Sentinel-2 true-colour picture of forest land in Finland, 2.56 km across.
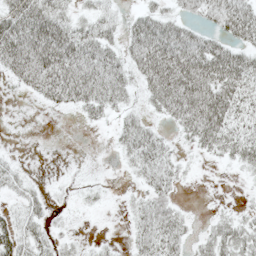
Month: May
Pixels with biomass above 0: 62%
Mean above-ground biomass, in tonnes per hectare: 27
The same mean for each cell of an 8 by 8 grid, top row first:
49 53 20 18 30 23 27 49
60 71 47 26 62 63 41 30
20 50 53 38 38 74 57 48
0 5 17 20 15 46 69 36
0 0 0 9 38 11 35 40
15 1 4 1 21 17 0 7
11 12 6 2 25 17 2 8
37 19 7 4 28 28 24 34
